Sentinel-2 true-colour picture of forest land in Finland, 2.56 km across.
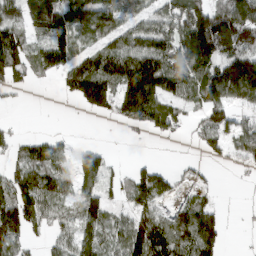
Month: March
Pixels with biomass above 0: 69%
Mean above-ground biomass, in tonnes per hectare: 79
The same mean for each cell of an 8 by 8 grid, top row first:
74 134 124 99 70 102 138 144
116 111 63 91 110 124 210 136
54 24 124 105 188 113 135 215
3 0 21 63 143 68 80 40
38 68 20 5 8 9 50 69
69 89 81 36 76 32 14 8
123 74 82 48 65 57 66 4
77 35 88 61 152 113 115 2
